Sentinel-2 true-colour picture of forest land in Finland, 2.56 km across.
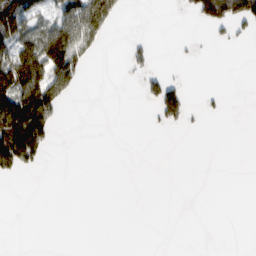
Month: February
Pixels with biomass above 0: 20%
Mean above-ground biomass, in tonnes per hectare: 33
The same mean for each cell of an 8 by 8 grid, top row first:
127 51 111 76 0 2 121 118
117 171 97 0 25 4 4 6
159 118 38 0 37 21 0 0
191 123 0 0 3 74 11 0
207 49 0 0 0 0 0 0
25 1 0 0 0 0 0 0
0 0 0 0 0 0 0 0
0 0 0 0 0 0 0 0
